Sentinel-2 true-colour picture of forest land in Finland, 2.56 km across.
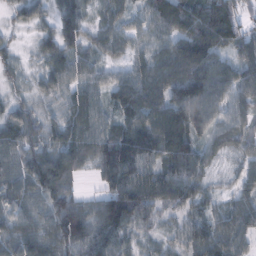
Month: February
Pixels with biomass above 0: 95%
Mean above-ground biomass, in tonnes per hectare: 81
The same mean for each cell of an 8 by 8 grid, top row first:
33 42 63 52 56 107 125 75
29 64 62 53 48 95 114 75
41 68 65 59 99 121 117 92
61 42 108 66 124 116 97 72
96 80 108 120 123 134 59 60
89 138 45 118 107 108 48 44
70 91 85 134 101 63 50 60
95 97 119 88 35 46 90 58
